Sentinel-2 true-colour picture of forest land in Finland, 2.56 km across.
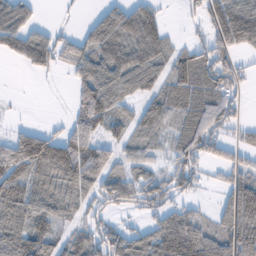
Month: February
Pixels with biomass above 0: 70%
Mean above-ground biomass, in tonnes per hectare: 68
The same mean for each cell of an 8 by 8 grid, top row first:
81 0 5 80 75 5 67 103
64 78 73 104 92 37 84 51
0 6 66 84 70 78 93 43
2 0 72 68 62 70 92 30
106 117 101 40 49 54 81 45
103 97 109 67 51 74 19 64
104 63 47 48 55 48 15 140
109 84 57 83 80 160 108 156
